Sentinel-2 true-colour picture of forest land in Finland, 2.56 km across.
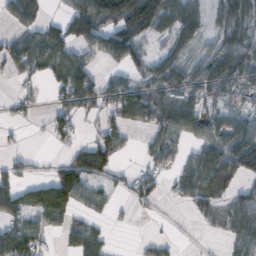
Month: October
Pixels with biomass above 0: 61%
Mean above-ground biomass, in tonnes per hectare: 52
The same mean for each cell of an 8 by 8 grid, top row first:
62 24 91 113 148 98 47 90
58 83 46 93 49 59 37 77
25 33 77 39 61 80 88 47
14 20 44 52 87 98 51 29
5 10 34 76 24 36 52 93
43 31 93 33 32 39 80 61
54 74 35 19 15 6 40 78
97 22 57 11 12 8 4 61
